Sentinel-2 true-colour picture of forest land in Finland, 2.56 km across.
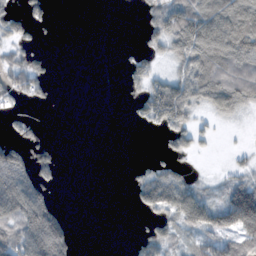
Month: November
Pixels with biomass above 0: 48%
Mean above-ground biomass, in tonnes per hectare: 58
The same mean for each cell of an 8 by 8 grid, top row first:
58 33 0 0 27 90 139 136
39 9 0 0 32 93 164 140
76 57 0 0 66 92 130 110
30 4 0 0 74 169 47 54
81 29 0 0 0 59 16 5
139 35 0 0 32 55 11 42
138 111 0 0 48 106 113 194
99 196 9 0 49 53 73 120
